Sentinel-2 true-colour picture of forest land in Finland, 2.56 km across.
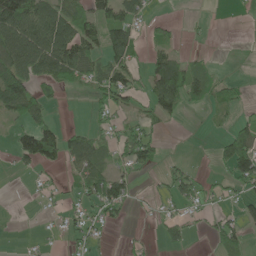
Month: June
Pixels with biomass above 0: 47%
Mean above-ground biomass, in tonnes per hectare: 44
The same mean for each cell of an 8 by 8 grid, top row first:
142 110 84 75 36 2 3 2
102 129 98 88 23 24 4 1
121 57 55 90 40 103 56 19
64 34 0 46 28 49 17 22
52 119 73 42 71 0 2 98
9 10 46 65 11 40 11 83
0 8 29 56 4 21 18 40
1 5 30 8 12 37 15 51
